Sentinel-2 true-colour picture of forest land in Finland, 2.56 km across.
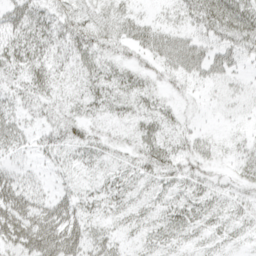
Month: April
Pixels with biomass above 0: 61%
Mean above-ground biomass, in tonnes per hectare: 21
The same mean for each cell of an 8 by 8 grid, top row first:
35 29 27 27 14 17 41 45
37 33 36 26 34 37 29 35
1 1 1 1 1 10 22 13
1 0 1 0 1 3 5 9
22 25 31 19 30 23 15 15
28 10 14 19 22 25 17 18
59 37 31 19 17 25 23 19
55 54 42 22 17 20 15 14
